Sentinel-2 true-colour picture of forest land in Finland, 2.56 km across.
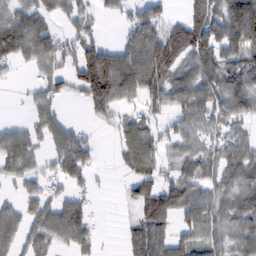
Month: February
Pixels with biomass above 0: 68%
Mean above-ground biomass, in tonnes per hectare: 67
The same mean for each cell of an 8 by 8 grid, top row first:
73 51 41 23 76 19 127 172
96 85 83 49 132 106 112 104
10 62 100 157 141 73 81 92
1 52 7 54 46 56 68 59
72 44 78 9 77 52 52 54
47 47 71 6 65 51 50 79
41 79 66 0 78 75 73 73
65 79 59 1 105 63 69 75
